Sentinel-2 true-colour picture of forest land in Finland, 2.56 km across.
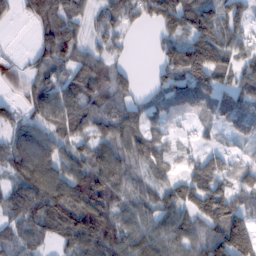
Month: February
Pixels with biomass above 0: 82%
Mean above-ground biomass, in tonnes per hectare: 82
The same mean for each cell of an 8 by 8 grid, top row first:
34 100 58 63 83 142 125 88
4 81 69 47 1 97 167 68
28 59 83 74 5 100 125 73
45 83 88 78 62 64 74 117
81 89 64 88 96 26 28 42
71 108 92 100 40 40 126 71
100 134 132 88 66 84 136 111
72 56 118 118 96 94 115 175
